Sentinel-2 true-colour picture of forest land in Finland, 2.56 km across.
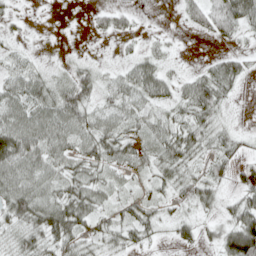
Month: April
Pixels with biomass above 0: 73%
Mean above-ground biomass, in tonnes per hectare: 31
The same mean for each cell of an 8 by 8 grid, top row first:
11 1 0 24 2 6 50 63
12 1 1 2 12 4 1 9
40 29 40 21 58 22 45 26
47 51 54 37 37 26 42 1
76 55 39 47 37 49 29 18
56 42 39 27 21 33 32 17
53 58 53 22 32 18 25 44
25 37 35 27 21 18 15 114
